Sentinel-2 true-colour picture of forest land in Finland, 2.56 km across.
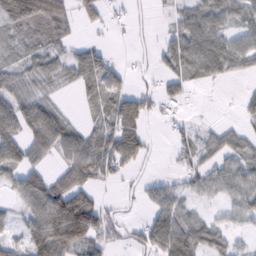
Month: February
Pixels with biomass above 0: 66%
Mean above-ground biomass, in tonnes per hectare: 46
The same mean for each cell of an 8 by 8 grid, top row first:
94 91 37 15 6 33 57 42
30 47 30 11 7 64 74 56
47 42 55 47 7 44 26 13
75 63 11 65 61 15 1 20
59 62 70 88 56 29 36 42
51 45 64 41 15 23 54 63
28 90 80 16 24 63 18 51
27 110 89 33 59 103 68 19
